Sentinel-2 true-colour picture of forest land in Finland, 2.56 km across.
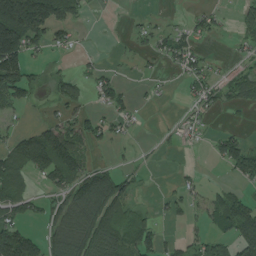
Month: August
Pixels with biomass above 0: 48%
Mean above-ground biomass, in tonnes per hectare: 51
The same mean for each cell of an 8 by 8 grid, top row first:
208 119 30 2 11 4 33 39
167 42 12 2 25 62 10 19
112 23 51 35 11 12 42 58
21 14 35 41 7 4 27 16
59 138 76 24 4 15 19 64
77 72 95 75 8 12 6 43
69 44 101 134 21 33 56 91
142 69 112 100 68 23 54 98
